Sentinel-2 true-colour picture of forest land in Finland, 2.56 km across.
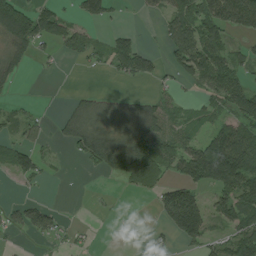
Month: July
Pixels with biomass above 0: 51%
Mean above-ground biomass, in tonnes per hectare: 57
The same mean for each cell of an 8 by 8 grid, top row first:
148 84 43 33 17 88 103 141
69 29 51 64 34 93 96 30
29 3 1 14 44 35 101 67
16 4 50 43 63 34 38 89
48 23 76 84 118 69 106 170
43 17 3 43 113 45 143 146
27 38 0 4 0 172 71 100
6 24 14 0 10 47 58 104
